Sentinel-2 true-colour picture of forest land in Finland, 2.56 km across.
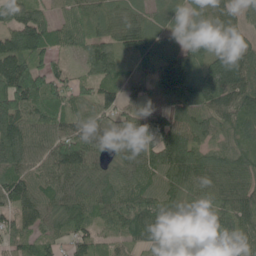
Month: May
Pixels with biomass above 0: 93%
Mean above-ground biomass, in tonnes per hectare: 100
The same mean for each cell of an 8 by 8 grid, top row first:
108 58 93 77 71 65 94 81
138 99 58 74 121 102 82 79
173 100 43 75 74 178 171 147
137 97 78 74 77 105 109 126
127 97 152 80 99 167 76 77
120 110 126 92 95 119 116 97
109 89 106 108 107 104 110 112
83 73 83 61 71 99 71 123
